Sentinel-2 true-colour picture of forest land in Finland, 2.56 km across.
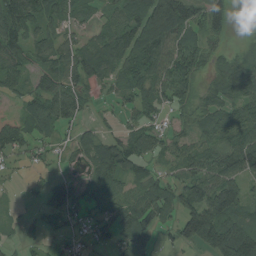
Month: August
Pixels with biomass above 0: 79%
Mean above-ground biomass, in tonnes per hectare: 70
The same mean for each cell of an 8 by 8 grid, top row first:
126 94 46 48 131 160 104 44
70 73 75 118 124 100 58 24
66 45 83 67 84 104 45 100
40 96 53 19 54 37 64 75
74 38 63 73 69 51 60 102
9 38 29 81 54 33 80 84
10 69 52 70 80 66 154 96
18 20 21 52 62 47 117 167
